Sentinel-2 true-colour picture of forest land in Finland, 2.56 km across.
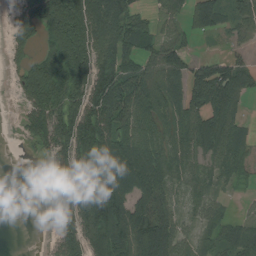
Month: August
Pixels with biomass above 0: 76%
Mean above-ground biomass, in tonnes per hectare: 82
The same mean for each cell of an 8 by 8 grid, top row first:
46 123 132 148 49 46 104 72
47 64 150 118 58 79 1 32
37 136 116 127 105 84 145 94
12 128 123 127 81 59 121 42
4 84 147 116 96 62 90 64
0 45 137 136 137 68 38 39
0 63 147 147 102 42 46 6
0 20 116 133 128 76 37 98
